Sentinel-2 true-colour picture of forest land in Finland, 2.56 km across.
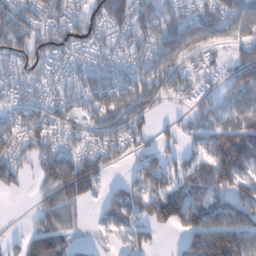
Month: January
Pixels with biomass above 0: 75%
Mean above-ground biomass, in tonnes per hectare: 77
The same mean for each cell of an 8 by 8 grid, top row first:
107 86 65 123 102 70 87 99
93 105 74 54 70 106 66 58
52 47 55 77 80 84 36 89
61 71 57 79 75 15 58 77
70 64 47 64 42 27 81 178
67 94 128 23 108 79 105 123
0 52 39 106 94 142 103 131
29 118 25 21 48 22 179 141
